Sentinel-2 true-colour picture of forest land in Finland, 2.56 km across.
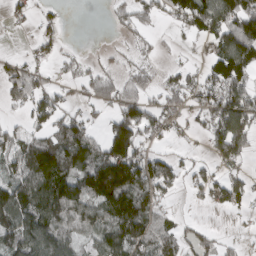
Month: March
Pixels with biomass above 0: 62%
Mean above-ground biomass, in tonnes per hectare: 72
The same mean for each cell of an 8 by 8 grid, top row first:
25 21 0 22 48 79 149 179
1 30 4 8 17 8 33 179
64 25 34 53 48 41 68 94
18 86 43 55 90 48 84 147
83 92 131 149 62 21 37 119
88 164 108 190 146 67 48 40
128 148 86 120 99 13 20 34
114 126 52 102 105 65 40 12
